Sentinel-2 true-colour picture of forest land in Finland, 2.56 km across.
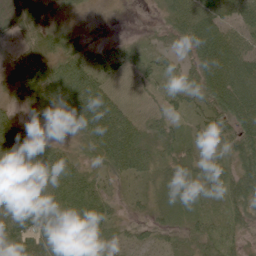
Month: June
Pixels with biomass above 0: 94%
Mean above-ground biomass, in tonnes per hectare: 49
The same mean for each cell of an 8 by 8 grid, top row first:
43 26 17 2 4 61 86 66
19 57 25 13 15 34 109 69
46 87 97 33 26 30 91 92
23 36 111 87 23 28 59 94
63 38 28 92 57 45 35 75
53 68 56 31 37 34 30 78
60 88 77 31 20 26 21 47
68 61 53 31 28 26 40 20
